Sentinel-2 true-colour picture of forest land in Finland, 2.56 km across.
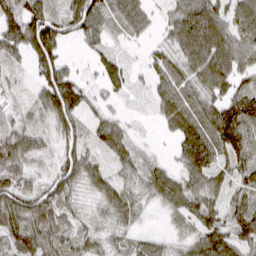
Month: March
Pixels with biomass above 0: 90%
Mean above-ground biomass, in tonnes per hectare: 69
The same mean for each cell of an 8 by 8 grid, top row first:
82 91 118 56 58 69 115 97
64 125 20 29 19 69 125 87
21 86 42 53 23 78 96 59
29 90 82 36 10 99 81 117
97 37 76 91 23 48 114 118
75 45 85 60 70 70 84 64
100 90 33 67 28 58 75 70
79 80 62 40 37 26 96 83
